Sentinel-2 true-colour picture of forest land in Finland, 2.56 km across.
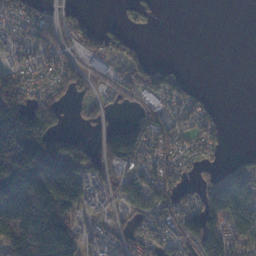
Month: November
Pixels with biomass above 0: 63%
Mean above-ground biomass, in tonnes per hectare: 91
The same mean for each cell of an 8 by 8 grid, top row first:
52 52 29 2 40 0 0 0
55 83 59 78 23 0 0 0
73 56 83 50 109 75 0 0
184 118 33 24 67 61 43 0
308 200 96 164 119 54 58 0
275 297 141 81 76 55 38 96
302 299 89 46 103 98 142 142
224 290 101 80 79 82 159 108
